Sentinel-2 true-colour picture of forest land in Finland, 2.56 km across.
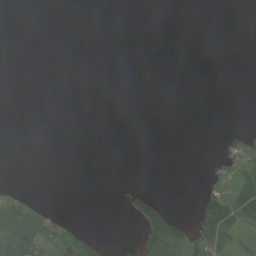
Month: July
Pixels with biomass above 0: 14%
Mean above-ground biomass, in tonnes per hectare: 13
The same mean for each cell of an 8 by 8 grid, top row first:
0 0 0 0 0 0 0 0
0 0 0 0 0 0 0 0
0 0 0 0 0 0 0 0
0 0 0 0 0 0 0 0
0 0 0 0 0 0 0 45
0 0 0 0 0 0 11 43
54 14 0 0 74 6 73 73
90 72 64 2 57 85 78 15
